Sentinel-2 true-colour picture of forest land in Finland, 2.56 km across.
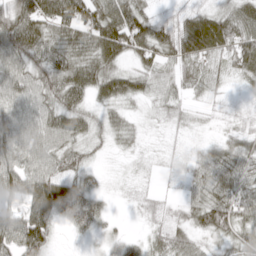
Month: April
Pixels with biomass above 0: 87%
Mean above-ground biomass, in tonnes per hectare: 49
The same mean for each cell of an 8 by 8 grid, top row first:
75 63 75 84 50 24 47 64
88 74 59 84 68 68 73 78
72 65 71 65 43 45 36 21
71 65 56 32 14 29 11 13
67 65 43 21 13 10 15 40
77 59 44 7 10 12 52 57
43 114 72 11 22 19 73 63
88 64 12 26 28 55 29 51
